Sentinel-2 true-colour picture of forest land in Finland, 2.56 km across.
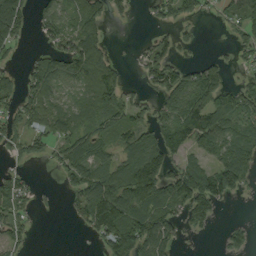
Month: September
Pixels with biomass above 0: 61%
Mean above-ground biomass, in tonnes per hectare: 60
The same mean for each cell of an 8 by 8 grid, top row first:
121 50 75 34 9 49 14 60
37 32 94 15 29 44 1 35
40 94 75 56 29 82 105 23
55 80 55 76 37 97 137 92
34 41 77 48 83 83 79 95
38 2 72 89 165 88 88 98
72 5 55 80 129 77 84 1
37 0 2 94 116 47 5 31
